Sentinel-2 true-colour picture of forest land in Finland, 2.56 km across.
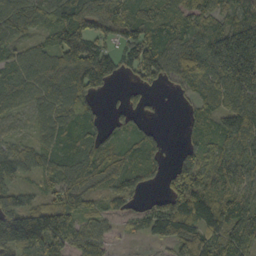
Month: October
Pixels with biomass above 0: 85%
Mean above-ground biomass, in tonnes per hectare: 78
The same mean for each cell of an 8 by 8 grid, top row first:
88 63 91 100 71 77 77 84
55 62 143 64 139 96 113 202
67 76 122 52 70 62 90 166
41 54 82 21 33 5 66 101
42 48 60 54 52 8 74 83
59 46 73 65 64 72 93 94
109 104 66 21 40 137 125 89
142 155 75 34 24 91 96 85
